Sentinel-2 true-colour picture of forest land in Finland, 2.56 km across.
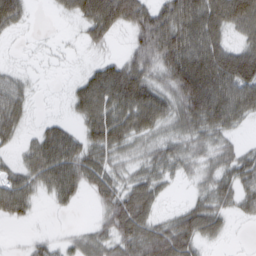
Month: March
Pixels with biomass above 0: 76%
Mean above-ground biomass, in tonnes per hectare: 52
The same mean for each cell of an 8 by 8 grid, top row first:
65 3 57 98 81 93 91 83
5 6 13 15 67 109 97 57
34 4 35 91 79 90 120 105
53 6 46 80 99 56 104 68
23 76 56 68 31 38 37 19
46 72 71 50 39 24 34 60
62 8 10 59 47 19 49 31
4 22 31 52 76 81 24 2
